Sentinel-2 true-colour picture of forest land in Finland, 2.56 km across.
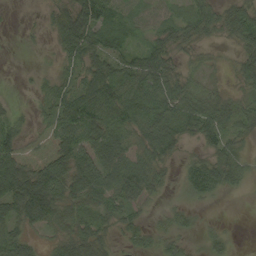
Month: September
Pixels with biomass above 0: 78%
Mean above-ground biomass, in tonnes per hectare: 39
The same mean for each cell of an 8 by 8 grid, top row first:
2 28 77 44 30 32 38 47
6 10 67 53 39 35 15 30
1 20 46 62 59 43 22 26
14 29 79 59 56 52 54 39
55 41 67 56 42 41 35 27
79 65 65 51 50 15 57 28
59 62 43 38 20 22 7 0
48 20 54 25 28 31 19 3
